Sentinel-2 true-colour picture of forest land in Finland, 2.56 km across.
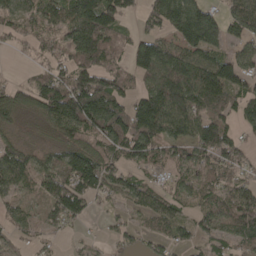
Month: April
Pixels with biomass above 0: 80%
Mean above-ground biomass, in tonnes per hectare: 83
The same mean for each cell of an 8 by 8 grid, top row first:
80 77 159 123 56 142 88 87
28 50 108 72 124 93 98 49
17 92 117 94 76 152 159 114
63 95 143 129 141 134 96 77
53 35 79 103 120 79 125 68
109 92 136 72 49 61 74 64
67 62 67 23 74 65 72 105
34 24 15 33 48 50 62 77
